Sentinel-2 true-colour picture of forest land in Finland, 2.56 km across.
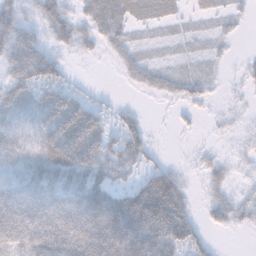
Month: November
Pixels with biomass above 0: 75%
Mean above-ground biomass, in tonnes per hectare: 40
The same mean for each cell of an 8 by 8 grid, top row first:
50 55 35 72 32 19 15 12
61 36 25 31 13 9 12 3
53 48 6 2 31 29 19 12
47 70 68 23 9 10 8 10
42 64 82 43 45 1 6 10
36 63 65 44 37 35 26 11
78 79 78 82 110 70 24 34
60 77 85 94 75 64 19 1
